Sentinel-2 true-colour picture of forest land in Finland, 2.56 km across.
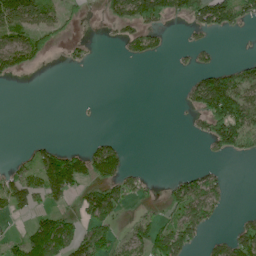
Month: June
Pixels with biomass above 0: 37%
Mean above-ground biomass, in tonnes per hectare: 51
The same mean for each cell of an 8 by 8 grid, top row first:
152 74 20 52 115 64 117 77
97 43 22 6 47 7 28 1
21 0 0 0 0 1 102 83
0 0 2 0 0 2 139 147
0 25 7 42 0 0 38 72
63 131 97 99 23 22 42 0
69 51 51 107 17 67 94 3
34 179 82 69 97 140 29 84
